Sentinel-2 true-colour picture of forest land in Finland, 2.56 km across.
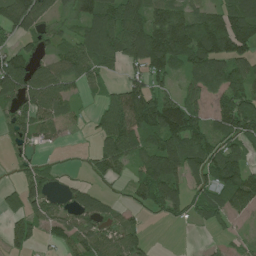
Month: July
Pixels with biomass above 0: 71%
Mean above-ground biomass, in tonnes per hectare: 76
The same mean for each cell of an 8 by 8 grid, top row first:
139 83 91 117 103 108 98 134
52 39 85 111 155 143 153 115
120 109 60 22 76 42 97 97
56 78 16 92 149 126 56 149
42 35 3 91 71 122 83 76
21 36 15 48 88 101 86 108
48 60 66 32 45 63 70 63
55 26 76 75 36 0 7 18
